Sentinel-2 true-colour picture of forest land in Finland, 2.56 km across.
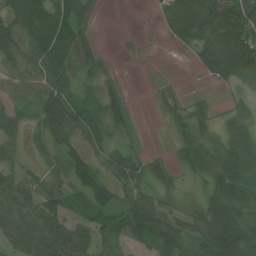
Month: July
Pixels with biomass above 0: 75%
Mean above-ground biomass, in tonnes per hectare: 43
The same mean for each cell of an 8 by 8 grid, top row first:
63 81 63 0 0 66 89 73
60 116 54 1 3 11 73 73
42 75 30 13 0 4 14 39
35 74 42 37 1 17 18 25
31 36 31 20 8 18 32 52
37 37 58 38 42 15 40 62
56 45 23 60 65 27 54 45
53 62 53 46 55 76 86 89
